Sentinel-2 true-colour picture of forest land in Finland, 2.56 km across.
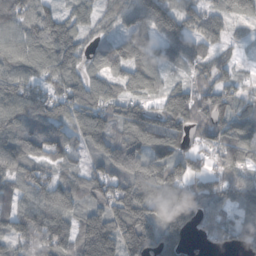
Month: October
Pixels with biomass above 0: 91%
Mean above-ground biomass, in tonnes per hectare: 104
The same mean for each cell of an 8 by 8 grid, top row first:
104 98 76 64 120 110 102 64
113 136 97 112 123 101 83 27
128 91 88 74 82 26 81 52
123 106 123 95 87 126 135 90
111 115 66 119 134 99 71 144
96 76 74 114 163 118 86 78
94 131 87 151 169 166 98 83
92 116 164 198 196 119 47 72
